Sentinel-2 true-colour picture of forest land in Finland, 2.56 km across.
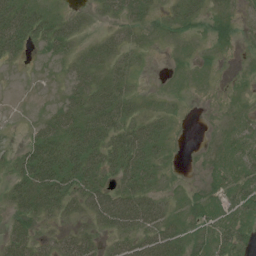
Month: July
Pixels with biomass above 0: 72%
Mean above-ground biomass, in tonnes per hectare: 23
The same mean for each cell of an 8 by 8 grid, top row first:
45 24 15 17 24 23 18 10
28 21 18 28 11 8 7 4
1 3 30 27 2 7 7 4
1 14 37 44 18 7 1 9
6 42 48 37 42 6 5 20
25 57 43 29 36 5 9 25
26 33 27 62 48 14 24 26
34 21 41 18 41 39 21 27
